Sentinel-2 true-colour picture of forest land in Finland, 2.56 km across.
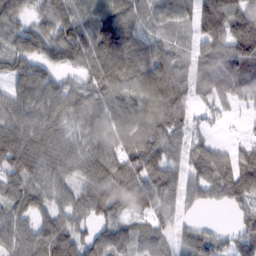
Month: February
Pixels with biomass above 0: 87%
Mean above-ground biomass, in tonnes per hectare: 77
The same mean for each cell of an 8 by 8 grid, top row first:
85 74 84 88 59 73 105 121
81 81 106 114 66 45 65 98
32 48 43 106 95 92 85 129
70 94 80 93 90 115 33 21
108 93 64 73 103 64 60 35
83 90 67 101 113 67 91 116
74 64 67 82 66 54 24 45
88 88 70 86 62 44 66 58
